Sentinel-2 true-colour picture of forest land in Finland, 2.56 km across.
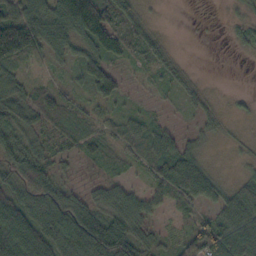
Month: October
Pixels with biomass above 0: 80%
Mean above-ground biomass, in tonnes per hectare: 52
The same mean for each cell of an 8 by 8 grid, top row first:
62 18 115 74 24 0 1 13
175 18 16 70 56 8 0 14
53 23 33 68 15 28 4 0
66 78 39 27 20 8 25 9
53 40 55 43 54 47 18 7
61 71 15 24 27 105 65 16
117 115 75 58 54 35 36 74
132 103 149 169 51 37 126 118
